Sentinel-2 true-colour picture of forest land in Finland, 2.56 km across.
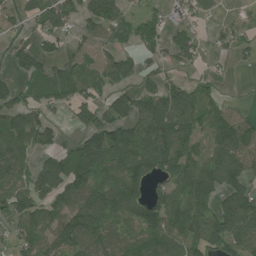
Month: July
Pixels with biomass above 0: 72%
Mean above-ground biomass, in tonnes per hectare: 89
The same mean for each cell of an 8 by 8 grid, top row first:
46 82 80 110 53 43 9 20
53 39 39 88 62 98 28 48
42 81 91 118 42 46 29 0
113 58 88 95 113 167 88 40
116 52 81 156 173 153 96 141
90 95 153 107 130 96 101 106
83 81 140 141 130 90 81 157
65 83 130 83 95 111 132 134
